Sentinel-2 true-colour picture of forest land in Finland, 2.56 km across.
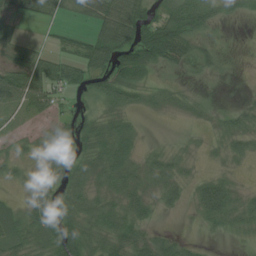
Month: July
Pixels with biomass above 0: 71%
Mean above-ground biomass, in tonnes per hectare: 34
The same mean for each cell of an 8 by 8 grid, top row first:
39 20 29 93 61 73 44 18
33 14 31 71 94 57 12 1
81 69 41 54 29 7 6 1
32 32 23 36 17 13 8 16
16 51 33 72 11 5 8 22
17 49 41 52 30 28 18 6
28 59 40 33 37 16 63 30
48 39 64 46 38 22 5 5
